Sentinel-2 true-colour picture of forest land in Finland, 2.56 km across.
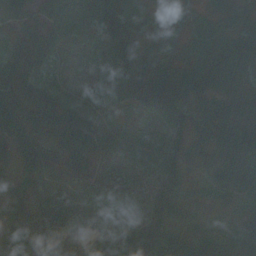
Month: October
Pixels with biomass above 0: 86%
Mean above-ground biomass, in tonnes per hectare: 61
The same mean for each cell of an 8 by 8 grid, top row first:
59 73 72 118 61 46 62 69
52 67 11 115 65 39 94 120
83 30 4 43 131 102 108 61
88 85 43 21 56 76 77 88
89 65 93 43 63 65 77 97
46 36 41 11 35 57 29 102
60 58 23 28 33 48 20 43
73 42 20 45 89 64 47 72
